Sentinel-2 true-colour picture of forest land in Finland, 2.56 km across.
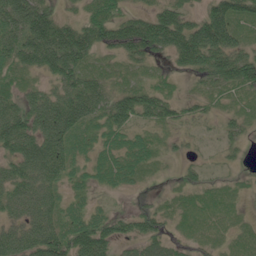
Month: June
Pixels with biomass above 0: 86%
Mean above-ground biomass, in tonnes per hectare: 70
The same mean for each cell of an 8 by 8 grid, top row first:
130 105 41 64 61 90 89 78
105 174 132 74 119 114 155 74
39 51 100 38 21 19 66 97
99 124 128 101 80 50 29 35
117 135 52 48 47 21 13 34
100 98 34 55 30 16 25 12
78 83 38 19 35 30 33 15
98 127 117 82 78 43 30 21
